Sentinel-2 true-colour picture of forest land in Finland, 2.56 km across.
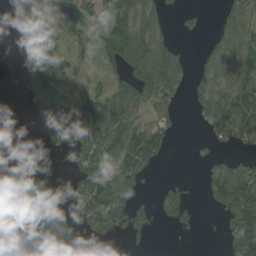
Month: August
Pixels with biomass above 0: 54%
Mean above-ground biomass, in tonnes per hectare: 74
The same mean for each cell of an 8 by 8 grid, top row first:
79 111 82 107 114 17 6 96
47 107 42 145 158 74 47 123
14 148 25 51 161 104 81 98
0 73 101 116 59 35 103 102
0 44 108 105 144 10 14 46
46 43 98 106 64 9 53 121
126 90 91 141 40 90 21 121
132 58 37 28 16 3 1 100
